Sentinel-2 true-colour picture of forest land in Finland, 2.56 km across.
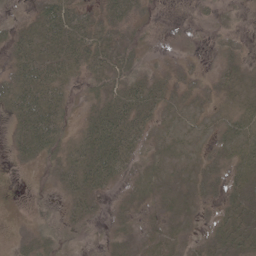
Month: May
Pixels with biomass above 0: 73%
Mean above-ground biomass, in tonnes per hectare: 18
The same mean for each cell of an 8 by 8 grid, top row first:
7 38 26 26 10 0 6 8
25 31 34 26 11 2 5 14
31 41 15 26 22 13 10 20
27 44 9 36 30 12 8 19
19 38 24 50 18 12 10 22
1 8 35 29 10 6 18 17
1 11 21 4 6 7 9 23
7 19 5 10 10 11 13 25
